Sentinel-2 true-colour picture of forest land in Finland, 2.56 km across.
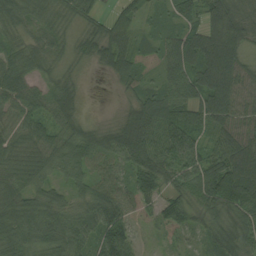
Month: August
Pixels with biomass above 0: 93%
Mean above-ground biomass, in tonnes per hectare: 66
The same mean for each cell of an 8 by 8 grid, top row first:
59 49 42 40 25 38 60 77
43 53 40 79 41 92 98 58
64 37 24 26 39 83 106 75
58 56 40 11 89 89 92 65
62 63 80 78 117 109 55 86
61 47 59 57 76 73 100 125
76 78 62 98 59 60 72 96
75 79 73 111 11 36 37 88
